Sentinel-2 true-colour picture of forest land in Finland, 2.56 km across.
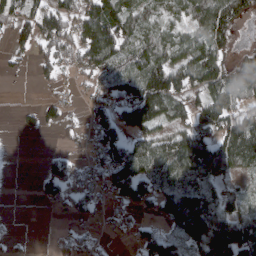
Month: April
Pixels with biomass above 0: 65%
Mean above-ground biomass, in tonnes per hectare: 74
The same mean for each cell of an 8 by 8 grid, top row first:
88 102 87 129 86 59 143 104
44 81 108 130 87 82 110 31
10 34 29 93 143 122 127 79
12 49 21 77 165 78 115 83
0 0 28 99 83 85 105 189
0 66 45 98 116 80 71 46
0 17 45 28 43 145 98 63
9 1 30 10 57 65 156 165
